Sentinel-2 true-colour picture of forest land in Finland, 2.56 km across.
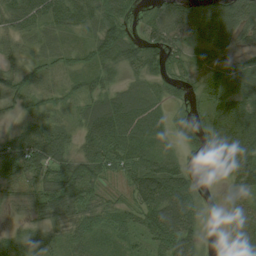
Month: August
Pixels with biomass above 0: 88%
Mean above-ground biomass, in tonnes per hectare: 54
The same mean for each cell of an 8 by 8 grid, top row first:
72 62 54 65 29 90 79 70
23 19 28 67 62 53 55 31
49 25 28 32 48 41 38 35
21 25 37 98 80 32 50 71
77 102 44 91 70 26 60 90
77 71 85 33 107 86 25 71
20 65 67 40 80 108 12 52
34 31 42 25 40 95 12 51
